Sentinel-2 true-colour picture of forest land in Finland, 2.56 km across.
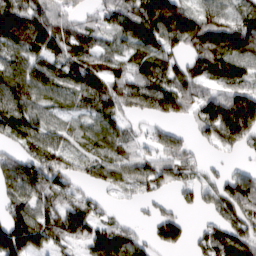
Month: March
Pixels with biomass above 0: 81%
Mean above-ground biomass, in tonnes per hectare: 83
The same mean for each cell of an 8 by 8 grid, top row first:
129 87 35 80 149 146 74 64
89 119 95 50 110 71 129 120
112 84 109 91 83 95 78 75
113 68 54 84 66 95 109 202
46 75 51 79 33 60 45 73
122 102 50 73 73 62 29 89
82 82 70 20 15 31 43 97
168 99 55 132 43 65 64 112
